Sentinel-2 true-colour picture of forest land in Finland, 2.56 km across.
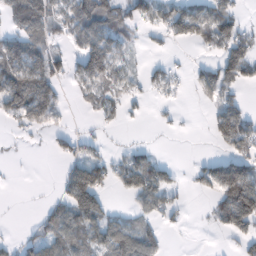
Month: February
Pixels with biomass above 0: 51%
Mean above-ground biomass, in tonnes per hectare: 56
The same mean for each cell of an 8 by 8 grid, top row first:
96 98 89 86 69 90 113 48
98 69 64 74 9 10 48 92
114 101 52 66 28 18 48 70
93 85 6 20 9 7 25 83
4 12 45 9 15 0 10 94
1 0 125 59 114 24 66 131
0 30 145 33 46 36 15 180
24 75 77 102 94 1 0 42
